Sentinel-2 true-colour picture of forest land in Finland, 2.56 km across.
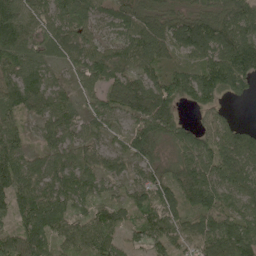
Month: May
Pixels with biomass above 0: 93%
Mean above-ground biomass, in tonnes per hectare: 91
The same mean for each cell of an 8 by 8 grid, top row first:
137 97 98 74 102 82 100 115
126 77 89 75 96 86 113 139
84 62 64 89 79 101 118 99
66 85 54 74 149 86 54 6
86 56 73 32 134 82 87 108
119 78 85 53 56 97 111 106
83 116 48 68 122 89 118 90
96 102 103 87 99 87 113 152
